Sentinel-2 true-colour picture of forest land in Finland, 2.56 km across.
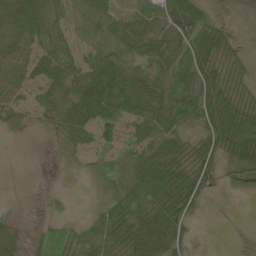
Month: May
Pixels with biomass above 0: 82%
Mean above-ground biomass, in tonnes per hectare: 49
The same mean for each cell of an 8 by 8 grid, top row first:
83 78 58 50 34 78 31 3
65 81 47 67 62 62 68 23
53 62 91 104 71 81 76 51
33 49 100 67 70 85 76 75
1 7 50 36 43 47 53 79
1 3 8 42 81 74 44 33
9 18 5 63 62 74 11 0
41 30 36 46 67 48 3 0
